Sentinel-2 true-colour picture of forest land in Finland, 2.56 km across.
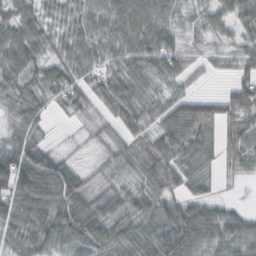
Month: October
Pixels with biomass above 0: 88%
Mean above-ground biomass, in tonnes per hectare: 50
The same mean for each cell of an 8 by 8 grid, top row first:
52 37 50 67 62 34 40 53
68 39 59 59 75 49 20 35
53 58 48 34 44 44 10 46
43 33 37 22 34 63 51 57
52 23 11 34 38 76 51 56
93 91 44 25 43 63 29 23
68 60 68 50 52 71 44 13
57 56 70 68 62 98 58 53
